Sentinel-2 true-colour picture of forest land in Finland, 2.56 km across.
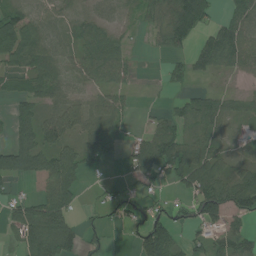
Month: July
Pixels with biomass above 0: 67%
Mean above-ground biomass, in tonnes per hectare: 52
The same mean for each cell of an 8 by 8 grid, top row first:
57 43 26 19 31 77 68 58
99 60 50 57 5 32 81 82
32 73 47 50 3 23 18 17
45 49 63 72 4 38 87 30
67 70 53 45 74 91 67 10
67 71 52 7 62 62 91 63
54 84 21 26 38 24 110 73
34 116 48 7 87 47 60 59
